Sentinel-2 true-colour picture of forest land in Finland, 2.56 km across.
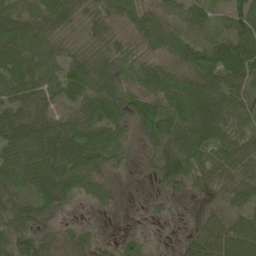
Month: May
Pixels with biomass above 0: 90%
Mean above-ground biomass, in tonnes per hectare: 67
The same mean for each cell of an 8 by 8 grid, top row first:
76 86 47 52 63 28 26 60
95 64 34 67 61 74 55 77
70 64 71 89 78 84 77 68
69 52 61 101 96 67 99 76
83 97 131 116 34 62 89 84
82 119 133 42 11 100 82 83
77 56 14 25 6 11 33 50
102 56 57 22 25 15 101 92
